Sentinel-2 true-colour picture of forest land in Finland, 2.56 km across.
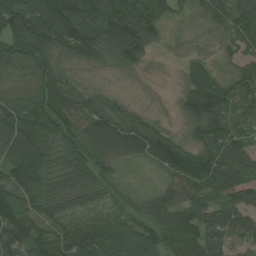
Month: July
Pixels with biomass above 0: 94%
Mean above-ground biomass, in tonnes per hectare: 84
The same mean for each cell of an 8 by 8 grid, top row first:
143 133 125 127 147 37 67 95
124 112 106 97 107 13 23 75
69 92 37 16 8 10 73 78
85 113 98 72 33 21 106 82
115 92 104 104 105 64 82 72
100 83 99 55 13 88 114 97
104 87 72 61 65 115 91 91
116 102 111 100 96 98 87 69
